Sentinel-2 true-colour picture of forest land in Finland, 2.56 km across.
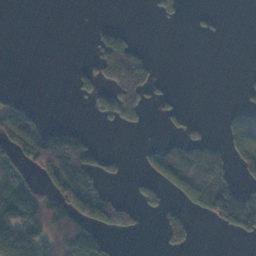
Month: November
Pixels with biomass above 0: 32%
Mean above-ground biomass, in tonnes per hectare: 51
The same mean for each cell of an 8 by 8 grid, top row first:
0 0 0 0 2 29 9 0
0 0 0 135 26 0 0 0
0 0 41 98 103 1 0 4
79 5 0 74 43 22 0 59
105 147 87 0 12 62 102 127
72 51 143 31 26 123 170 43
104 90 118 109 31 27 99 225
124 82 145 22 1 57 0 16
